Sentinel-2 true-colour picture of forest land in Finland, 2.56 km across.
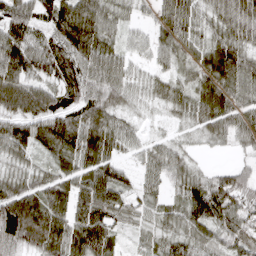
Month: April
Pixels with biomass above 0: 90%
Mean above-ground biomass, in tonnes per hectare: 64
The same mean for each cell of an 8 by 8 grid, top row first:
102 73 87 52 18 92 43 99
100 72 96 51 32 55 61 81
104 53 77 68 39 41 72 82
73 82 75 62 12 35 77 65
79 83 91 62 34 28 19 34
48 45 68 60 39 47 48 55
115 99 72 79 39 42 102 77
78 100 93 51 28 56 58 65
